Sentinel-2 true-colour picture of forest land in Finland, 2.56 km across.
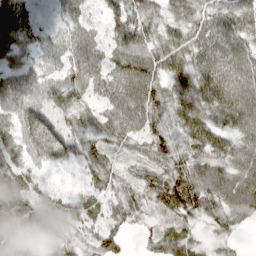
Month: April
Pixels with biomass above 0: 94%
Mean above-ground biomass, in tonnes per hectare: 57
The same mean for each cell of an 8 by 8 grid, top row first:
89 38 44 46 54 38 49 54
73 49 61 58 55 54 65 56
74 50 67 63 79 58 67 65
76 62 50 57 69 66 64 84
52 89 55 47 51 51 71 55
58 23 27 47 47 81 80 74
81 54 51 44 37 63 57 79
59 53 30 55 23 62 19 13
